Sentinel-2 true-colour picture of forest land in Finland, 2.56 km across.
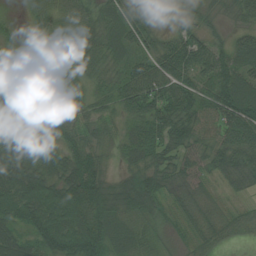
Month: August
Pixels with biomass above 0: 93%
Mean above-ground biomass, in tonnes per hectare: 50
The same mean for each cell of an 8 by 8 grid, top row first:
6 44 44 48 36 26 28 36
16 40 47 47 44 68 58 51
37 52 35 34 80 79 58 76
79 35 33 33 77 77 45 95
77 57 49 31 64 62 41 68
78 60 90 25 56 46 31 53
66 83 81 63 62 36 27 16
54 64 79 52 28 17 32 13
